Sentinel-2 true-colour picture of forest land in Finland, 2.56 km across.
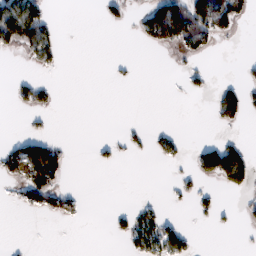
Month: February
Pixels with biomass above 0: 21%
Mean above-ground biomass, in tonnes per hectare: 26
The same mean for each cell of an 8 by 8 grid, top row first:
142 37 0 20 43 115 122 57
51 61 0 0 14 41 24 1
16 11 0 4 0 1 11 20
7 21 0 0 0 0 7 55
31 57 0 10 11 22 27 29
57 112 0 0 0 11 47 85
16 44 17 6 25 4 17 12
1 0 0 6 66 64 0 1
